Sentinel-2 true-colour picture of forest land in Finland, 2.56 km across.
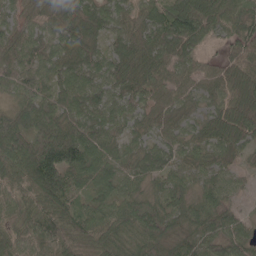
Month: May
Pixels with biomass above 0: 96%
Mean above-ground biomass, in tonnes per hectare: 72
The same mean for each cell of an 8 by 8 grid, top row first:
45 57 94 71 62 110 91 71
69 60 76 51 88 109 39 77
58 59 71 81 81 62 57 88
63 74 82 71 61 53 53 99
107 130 112 55 64 56 60 64
89 152 72 68 60 55 54 30
65 82 64 58 72 56 69 30
73 94 79 78 96 55 76 78
